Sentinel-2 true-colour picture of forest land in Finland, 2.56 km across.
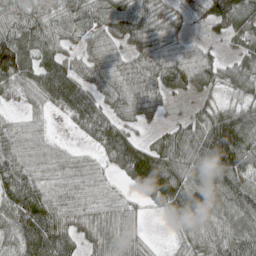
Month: May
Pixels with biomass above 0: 88%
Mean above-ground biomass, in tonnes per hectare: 79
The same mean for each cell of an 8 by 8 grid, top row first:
80 76 80 93 85 41 88 111
132 77 61 62 62 53 39 48
106 118 90 84 80 94 68 73
22 35 96 79 56 15 62 82
70 42 16 102 61 89 149 162
104 52 64 29 139 127 98 97
115 107 66 57 27 120 115 116
94 139 55 79 28 28 89 98
